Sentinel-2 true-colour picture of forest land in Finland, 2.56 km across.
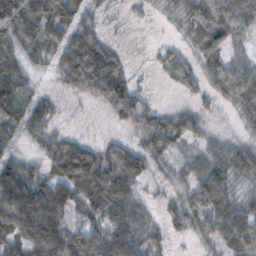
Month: November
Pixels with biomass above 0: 86%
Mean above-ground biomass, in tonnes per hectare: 50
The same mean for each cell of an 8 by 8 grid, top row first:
103 82 54 9 9 16 75 74
53 45 93 34 2 14 60 30
69 15 53 81 5 18 30 84
53 47 2 33 61 32 14 32
28 43 51 33 38 44 30 38
76 53 117 87 39 25 72 45
108 100 35 70 28 32 72 43
57 105 100 87 54 12 31 61
